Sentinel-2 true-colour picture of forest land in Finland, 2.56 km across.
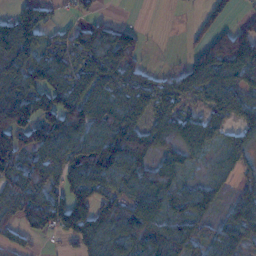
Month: November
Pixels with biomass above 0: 76%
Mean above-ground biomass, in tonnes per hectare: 75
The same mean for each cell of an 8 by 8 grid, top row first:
87 47 26 10 0 0 52 21
135 66 93 126 27 1 86 144
116 94 68 70 43 58 82 86
167 111 122 111 69 48 42 61
130 131 103 128 103 70 48 49
105 118 114 90 88 65 34 34
102 123 107 92 62 57 44 66
38 13 74 60 70 81 46 66
